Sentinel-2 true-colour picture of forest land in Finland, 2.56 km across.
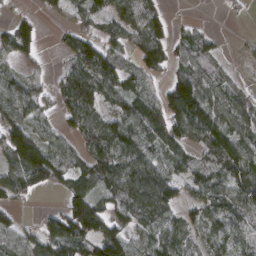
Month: March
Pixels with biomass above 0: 75%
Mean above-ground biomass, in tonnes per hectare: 72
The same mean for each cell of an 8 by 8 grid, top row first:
25 16 42 72 83 8 1 8
97 4 93 57 79 55 65 9
59 29 106 94 56 78 78 24
94 39 88 57 88 115 97 94
142 87 46 112 88 83 91 87
84 102 74 109 123 59 67 88
26 16 150 77 102 63 82 84
60 108 129 115 68 71 55 63
